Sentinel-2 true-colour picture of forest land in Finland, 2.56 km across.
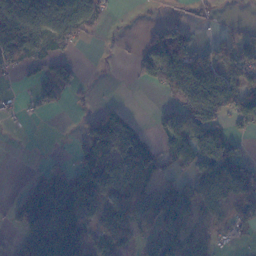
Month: November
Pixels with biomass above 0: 57%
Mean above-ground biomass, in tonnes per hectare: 56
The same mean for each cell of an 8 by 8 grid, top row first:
129 92 84 10 1 10 9 2
126 43 19 3 32 124 29 40
14 60 27 1 36 96 91 78
8 17 10 54 3 45 80 72
0 0 25 96 84 92 96 23
0 73 91 99 107 46 80 77
46 143 99 83 82 111 58 52
26 135 106 90 29 62 34 17
